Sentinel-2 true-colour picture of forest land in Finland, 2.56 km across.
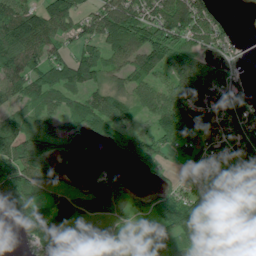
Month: July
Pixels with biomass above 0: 80%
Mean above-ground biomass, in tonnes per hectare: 87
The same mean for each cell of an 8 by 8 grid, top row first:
121 128 88 134 125 152 92 3
137 95 45 77 126 115 67 28
119 96 85 78 79 89 127 33
64 75 74 107 58 123 91 111
140 100 17 40 76 69 51 91
125 78 18 77 15 25 66 64
135 102 66 88 63 109 90 84
28 171 64 85 154 102 96 146
